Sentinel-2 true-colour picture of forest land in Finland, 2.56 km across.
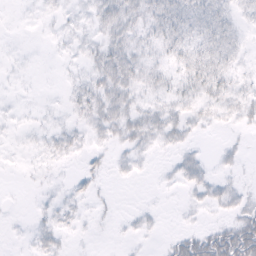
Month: February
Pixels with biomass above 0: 56%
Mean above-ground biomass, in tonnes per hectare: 8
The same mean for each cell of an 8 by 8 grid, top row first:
1 4 5 19 15 20 17 7
1 1 6 18 9 13 17 8
1 0 7 24 12 10 22 7
2 3 7 19 14 10 7 10
2 7 6 8 11 9 1 3
0 2 6 4 2 6 7 3
0 5 4 2 3 1 6 10
1 8 1 1 2 12 26 39
